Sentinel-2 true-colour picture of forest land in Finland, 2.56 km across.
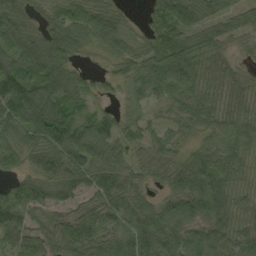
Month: September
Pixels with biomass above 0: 91%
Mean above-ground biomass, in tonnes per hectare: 63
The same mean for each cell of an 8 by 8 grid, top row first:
68 39 82 59 25 95 54 29
88 84 46 56 44 75 47 17
113 98 40 30 75 90 66 41
111 105 49 22 30 40 62 60
58 86 94 60 45 42 42 58
34 76 73 77 41 67 82 42
87 60 43 65 60 80 77 54
59 54 86 61 96 78 87 59
